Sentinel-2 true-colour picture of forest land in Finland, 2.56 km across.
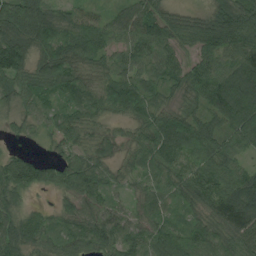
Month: August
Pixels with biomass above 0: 93%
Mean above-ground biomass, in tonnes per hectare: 65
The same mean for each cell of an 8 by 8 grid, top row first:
106 83 54 34 78 41 51 96
130 94 79 49 71 59 71 98
67 76 56 67 53 51 97 119
37 39 50 48 79 56 82 106
11 17 45 41 57 86 71 55
88 47 79 29 36 58 86 63
52 20 66 50 47 33 73 113
91 46 59 66 66 70 74 78
